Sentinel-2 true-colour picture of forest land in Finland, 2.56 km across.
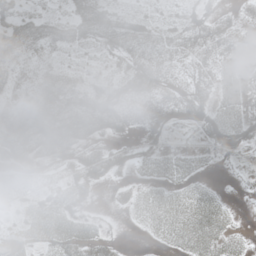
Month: May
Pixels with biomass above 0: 76%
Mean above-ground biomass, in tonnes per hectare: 31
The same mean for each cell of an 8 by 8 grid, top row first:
42 29 54 53 20 15 30 20
50 35 28 39 59 45 39 34
18 31 20 31 63 32 32 21
37 55 50 46 34 43 42 26
77 76 47 23 31 8 22 33
21 15 37 32 17 24 8 7
22 39 24 10 22 30 31 3
34 35 40 13 4 20 27 11
